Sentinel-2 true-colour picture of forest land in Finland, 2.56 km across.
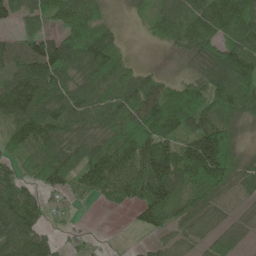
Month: June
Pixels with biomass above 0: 83%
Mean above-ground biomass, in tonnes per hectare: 87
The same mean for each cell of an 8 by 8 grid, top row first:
65 74 113 31 30 82 85 117
78 117 114 91 5 40 88 115
106 136 85 100 58 40 102 190
133 118 85 85 111 144 112 122
64 93 65 91 132 91 179 58
69 70 74 112 127 160 202 88
145 41 8 31 105 137 91 39
91 53 21 2 13 54 58 45
